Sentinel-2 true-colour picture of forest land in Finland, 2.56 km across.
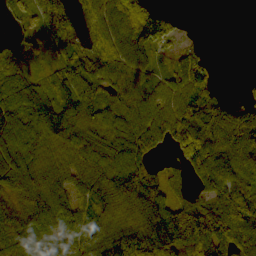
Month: October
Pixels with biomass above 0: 83%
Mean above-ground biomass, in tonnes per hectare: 82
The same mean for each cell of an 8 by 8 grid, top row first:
54 99 64 91 113 30 0 0
40 46 69 85 102 32 8 0
86 54 102 87 65 76 75 7
96 105 96 100 103 110 138 65
101 82 109 106 99 82 118 86
87 92 77 118 103 26 88 82
73 125 67 80 111 94 108 102
89 74 73 102 91 130 146 114
